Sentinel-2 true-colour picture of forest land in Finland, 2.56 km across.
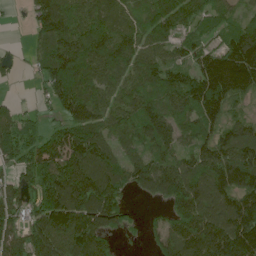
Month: June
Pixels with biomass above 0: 85%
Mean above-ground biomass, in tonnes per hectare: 127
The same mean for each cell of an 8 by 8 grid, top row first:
6 165 111 89 64 124 74 47
9 86 143 154 108 82 81 171
13 107 172 112 123 124 221 237
59 28 145 112 120 107 143 54
129 130 217 100 89 99 127 176
72 139 216 169 136 175 159 203
116 180 219 144 13 130 181 187
117 188 218 64 26 149 223 231
